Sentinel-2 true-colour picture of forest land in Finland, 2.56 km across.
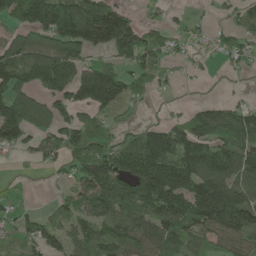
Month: May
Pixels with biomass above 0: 70%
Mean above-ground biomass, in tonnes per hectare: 86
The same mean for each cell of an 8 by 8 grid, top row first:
96 178 160 143 22 15 15 42
89 107 111 100 100 32 28 58
118 131 118 134 48 18 8 8
134 90 67 51 8 13 75 77
90 81 89 71 134 167 149 131
7 11 86 136 126 134 152 116
22 15 67 102 105 120 177 187
34 82 79 88 98 103 83 84
